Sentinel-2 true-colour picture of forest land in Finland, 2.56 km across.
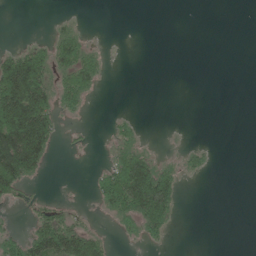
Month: June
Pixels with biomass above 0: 30%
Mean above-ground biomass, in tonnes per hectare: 30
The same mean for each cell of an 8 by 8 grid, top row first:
0 2 4 0 0 0 0 0
20 42 64 1 0 0 0 0
162 67 76 2 0 0 0 0
161 88 23 3 0 0 0 0
152 81 7 20 19 2 5 0
117 11 0 69 129 38 10 0
13 27 6 49 117 44 0 0
45 108 97 14 29 1 0 0
